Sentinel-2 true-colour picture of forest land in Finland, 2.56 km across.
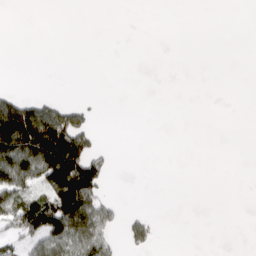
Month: April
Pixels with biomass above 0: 21%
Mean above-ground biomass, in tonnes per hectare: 34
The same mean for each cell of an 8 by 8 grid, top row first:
0 0 0 0 0 0 0 0
0 0 0 0 0 0 0 0
0 0 0 0 0 0 0 0
169 87 56 0 0 0 0 0
227 274 140 3 0 0 0 0
139 143 206 10 0 0 0 0
115 121 147 29 3 0 0 0
59 83 80 30 37 0 0 0
